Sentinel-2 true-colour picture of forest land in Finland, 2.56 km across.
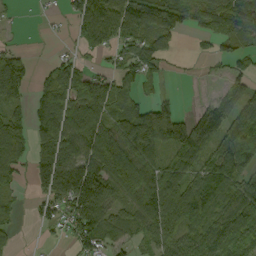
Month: September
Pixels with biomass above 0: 71%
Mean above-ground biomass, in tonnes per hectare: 81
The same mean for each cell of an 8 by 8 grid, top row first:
8 8 72 101 132 114 80 113
28 1 29 49 72 25 21 45
133 56 71 54 73 7 8 49
55 98 133 88 103 70 81 112
112 101 125 151 132 108 84 184
43 111 151 134 100 81 95 99
28 38 126 79 115 135 132 125
25 8 76 67 50 79 101 85
